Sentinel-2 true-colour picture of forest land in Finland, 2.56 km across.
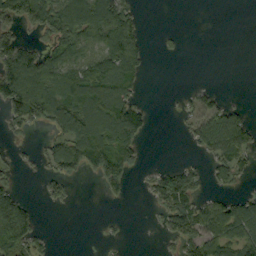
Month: September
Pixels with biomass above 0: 48%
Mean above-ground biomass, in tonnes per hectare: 54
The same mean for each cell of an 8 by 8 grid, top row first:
81 117 135 131 11 0 0 0
99 62 85 115 37 6 0 0
157 119 112 126 23 0 2 0
74 90 116 142 47 7 56 38
9 34 118 110 25 0 64 82
19 37 27 85 12 84 31 34
115 11 1 2 2 89 62 71
98 15 0 6 0 41 95 97
